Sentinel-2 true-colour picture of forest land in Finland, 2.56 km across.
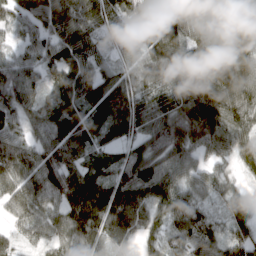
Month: March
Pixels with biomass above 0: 94%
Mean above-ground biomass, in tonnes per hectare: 91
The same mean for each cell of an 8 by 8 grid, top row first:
62 81 97 96 116 107 104 130
48 73 87 42 113 123 126 151
89 57 97 95 108 112 122 139
77 80 111 170 132 114 131 120
70 88 85 76 96 105 75 68
79 95 106 82 118 92 62 31
71 72 141 148 94 97 41 53
36 62 77 70 45 68 61 74
